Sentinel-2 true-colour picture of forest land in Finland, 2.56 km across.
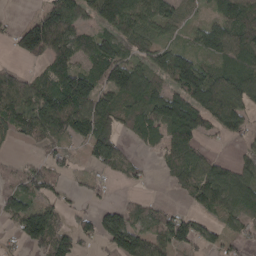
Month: April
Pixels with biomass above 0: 72%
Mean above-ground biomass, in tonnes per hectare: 79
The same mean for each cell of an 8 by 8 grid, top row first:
5 113 94 142 94 60 40 92
58 136 89 98 54 61 87 95
85 90 140 112 106 126 117 113
105 138 123 86 89 133 115 85
24 48 46 110 39 85 22 34
46 80 23 38 19 69 103 87
91 81 26 52 50 20 62 91
45 126 68 102 99 113 61 35
